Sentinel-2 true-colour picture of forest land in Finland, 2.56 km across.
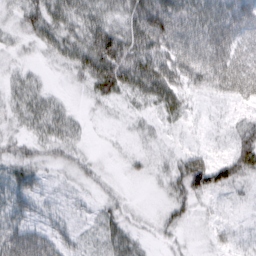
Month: March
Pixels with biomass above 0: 81%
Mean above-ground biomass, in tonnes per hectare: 34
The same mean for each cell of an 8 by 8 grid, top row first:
26 49 42 40 74 72 49 66
15 25 46 83 58 74 78 59
21 8 24 63 60 53 55 76
27 36 8 7 15 30 9 17
27 31 16 6 16 10 12 40
37 16 20 7 13 39 78 43
41 21 15 21 5 29 11 9
61 50 22 34 14 11 11 18
